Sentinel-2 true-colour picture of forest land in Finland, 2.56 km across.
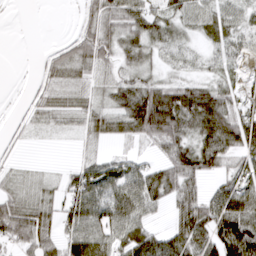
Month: March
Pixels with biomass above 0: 76%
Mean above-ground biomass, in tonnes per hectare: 44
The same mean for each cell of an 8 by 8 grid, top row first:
1 0 22 57 64 44 48 30
0 9 51 43 47 31 26 38
1 26 24 35 49 30 32 22
6 34 30 54 113 103 97 45
14 4 13 19 25 66 61 64
17 9 47 56 56 70 36 49
52 33 69 64 56 42 75 74
50 50 73 52 69 63 65 100
